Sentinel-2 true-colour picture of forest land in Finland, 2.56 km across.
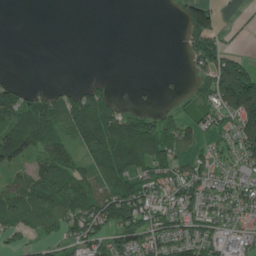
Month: June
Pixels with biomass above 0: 59%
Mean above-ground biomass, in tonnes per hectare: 66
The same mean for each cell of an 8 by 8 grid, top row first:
0 0 0 0 0 21 94 6
0 0 0 0 0 1 100 19
19 4 5 14 1 4 85 224
95 94 106 94 55 32 53 166
148 88 62 162 157 93 30 87
54 105 85 112 99 87 65 63
82 84 104 172 131 98 83 83
44 50 85 85 111 105 88 53
